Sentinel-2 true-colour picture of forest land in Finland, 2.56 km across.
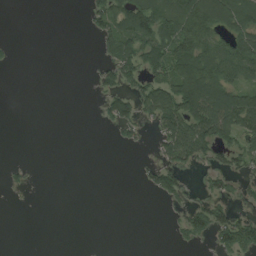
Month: August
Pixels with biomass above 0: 38%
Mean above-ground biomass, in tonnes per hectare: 39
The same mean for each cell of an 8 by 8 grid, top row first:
0 0 3 95 121 113 118 118
3 0 0 59 79 103 74 90
0 0 0 45 67 108 121 64
0 0 0 61 45 111 135 135
0 0 0 5 10 106 91 53
7 0 0 0 21 62 27 37
2 0 0 0 0 18 63 21
0 0 0 0 0 10 30 99
